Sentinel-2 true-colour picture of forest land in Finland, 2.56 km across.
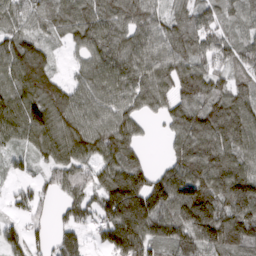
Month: March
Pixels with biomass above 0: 88%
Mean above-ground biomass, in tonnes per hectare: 107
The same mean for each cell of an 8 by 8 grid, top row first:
83 77 112 123 119 85 79 71
114 56 68 115 107 125 93 89
111 104 67 126 119 151 133 75
117 154 109 108 67 109 145 147
51 101 122 135 33 84 160 128
36 47 109 120 99 145 162 140
45 34 77 162 178 160 147 159
99 24 68 126 149 118 146 129
